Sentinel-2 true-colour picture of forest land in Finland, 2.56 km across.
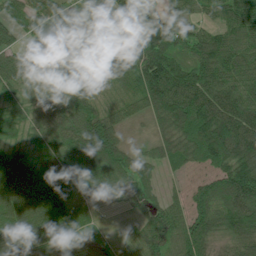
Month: July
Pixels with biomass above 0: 93%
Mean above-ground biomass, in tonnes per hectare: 69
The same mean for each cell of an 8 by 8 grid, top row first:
51 86 46 53 65 43 29 81
47 43 66 33 88 93 98 77
56 72 122 40 114 135 118 86
27 43 85 48 54 118 128 110
32 49 94 97 10 72 121 122
98 82 59 63 49 13 51 117
81 77 35 5 36 35 81 116
83 62 48 18 58 66 69 71
